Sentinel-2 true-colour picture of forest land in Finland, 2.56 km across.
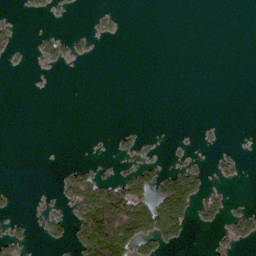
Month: March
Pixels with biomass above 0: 18%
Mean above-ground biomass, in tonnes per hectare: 23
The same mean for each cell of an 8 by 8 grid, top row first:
6 8 1 7 0 0 0 0
18 28 11 0 0 0 0 0
0 0 0 0 0 0 0 0
0 0 0 0 0 0 0 0
0 0 0 8 9 2 3 1
0 0 61 17 62 84 30 15
8 16 92 153 93 152 55 10
37 25 76 185 85 49 6 42
